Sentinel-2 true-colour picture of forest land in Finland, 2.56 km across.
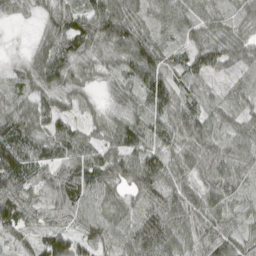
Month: April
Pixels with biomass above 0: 92%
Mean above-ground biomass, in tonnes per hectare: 58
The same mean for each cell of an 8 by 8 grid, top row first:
18 52 73 107 42 55 35 28
3 52 66 57 83 33 82 50
28 65 41 28 96 51 34 15
58 61 38 19 46 84 40 33
127 67 66 47 42 53 67 55
107 54 72 66 62 65 60 50
128 62 85 67 69 88 78 29
35 26 39 63 100 83 66 55
